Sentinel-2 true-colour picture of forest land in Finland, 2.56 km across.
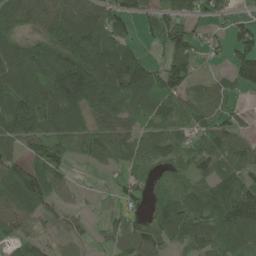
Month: June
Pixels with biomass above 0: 81%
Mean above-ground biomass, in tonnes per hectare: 83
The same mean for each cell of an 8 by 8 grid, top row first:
86 83 118 101 54 75 52 22
79 98 138 151 37 99 40 94
139 153 178 147 112 110 26 77
151 121 94 78 85 95 59 31
83 90 68 87 71 79 95 62
83 101 9 30 48 66 72 84
98 54 27 28 41 101 118 142
58 44 37 56 117 84 97 112
